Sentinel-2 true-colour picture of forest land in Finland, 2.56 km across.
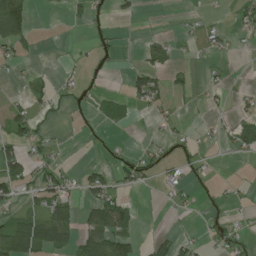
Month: July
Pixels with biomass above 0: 31%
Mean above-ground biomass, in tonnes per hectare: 24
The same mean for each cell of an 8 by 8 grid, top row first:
115 1 10 13 4 2 8 24
34 0 5 14 15 14 25 6
6 16 11 3 54 10 10 0
27 12 4 22 13 11 10 21
51 25 1 7 8 26 9 32
63 56 29 40 39 15 10 3
21 52 35 83 3 12 11 10
90 79 52 86 13 28 16 29
